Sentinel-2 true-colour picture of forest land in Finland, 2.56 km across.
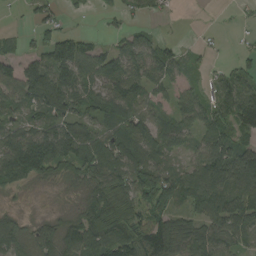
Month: August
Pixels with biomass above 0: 77%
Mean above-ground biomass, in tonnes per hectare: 73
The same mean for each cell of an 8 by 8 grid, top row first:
4 44 11 18 35 8 1 10
28 91 82 35 78 39 14 14
94 136 93 83 97 49 27 71
50 82 80 87 69 61 78 119
113 128 104 88 89 54 80 69
94 58 69 113 135 97 131 131
15 5 52 120 91 84 97 100
72 61 96 129 123 124 105 77
